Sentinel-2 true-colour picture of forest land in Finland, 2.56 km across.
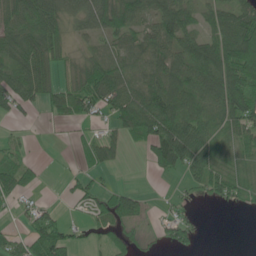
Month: June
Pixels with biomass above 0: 68%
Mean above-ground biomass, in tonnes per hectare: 50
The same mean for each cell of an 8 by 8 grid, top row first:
74 75 70 105 51 73 37 63
69 70 19 34 49 67 82 127
72 46 61 79 54 82 87 112
32 26 45 64 101 108 61 98
23 2 25 42 47 125 52 33
72 5 31 8 2 22 68 24
22 26 21 65 28 19 4 20
36 99 18 32 12 40 2 0
